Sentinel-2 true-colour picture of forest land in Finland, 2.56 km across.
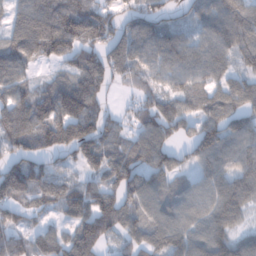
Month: January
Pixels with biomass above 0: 85%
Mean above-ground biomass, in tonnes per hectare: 86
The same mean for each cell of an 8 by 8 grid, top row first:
61 120 108 78 94 38 78 105
97 97 90 96 85 95 83 90
88 38 108 70 56 70 77 59
108 121 139 40 74 79 79 85
76 89 149 77 93 69 116 95
141 95 53 86 100 68 71 88
83 54 99 116 92 65 78 78
88 72 109 35 88 84 99 70
